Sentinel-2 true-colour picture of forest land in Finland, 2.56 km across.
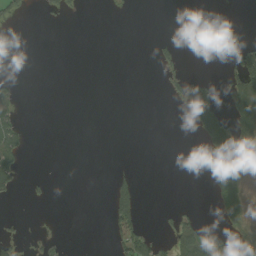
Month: August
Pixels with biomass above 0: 15%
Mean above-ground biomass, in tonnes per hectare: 13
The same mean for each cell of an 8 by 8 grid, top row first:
16 7 5 1 0 0 0 1
0 0 0 0 0 14 0 27
7 0 0 0 0 14 14 65
27 0 0 0 0 2 46 63
39 0 0 0 0 0 33 50
30 4 0 13 0 0 11 19
0 2 0 45 10 8 2 25
15 14 0 19 44 47 63 13
